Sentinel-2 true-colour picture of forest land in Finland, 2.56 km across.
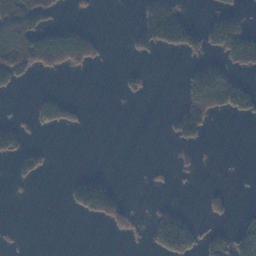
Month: November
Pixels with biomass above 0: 24%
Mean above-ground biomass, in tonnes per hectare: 36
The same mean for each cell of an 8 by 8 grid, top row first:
153 56 5 0 76 109 24 45
130 139 130 2 48 65 52 135
51 2 0 0 20 1 144 44
6 53 15 0 0 40 89 48
66 8 0 0 0 23 8 0
16 10 31 17 3 7 0 1
0 0 51 84 5 25 26 4
2 0 0 2 9 123 44 66
